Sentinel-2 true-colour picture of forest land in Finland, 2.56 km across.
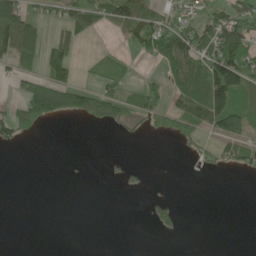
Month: June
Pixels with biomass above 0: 35%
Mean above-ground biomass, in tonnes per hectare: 40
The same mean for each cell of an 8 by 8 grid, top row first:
109 35 72 75 78 44 60 87
105 71 27 9 54 138 105 131
24 84 18 42 21 79 140 108
53 109 82 57 60 63 146 97
27 0 0 0 1 16 20 68
0 0 1 6 9 0 5 8
0 0 0 0 6 27 0 0
0 0 0 0 0 3 0 0
